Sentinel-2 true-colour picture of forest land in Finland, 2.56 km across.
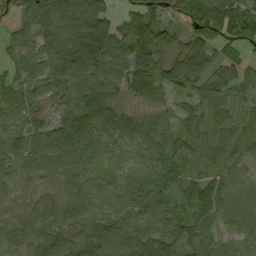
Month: September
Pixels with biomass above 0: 94%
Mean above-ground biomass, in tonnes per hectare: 54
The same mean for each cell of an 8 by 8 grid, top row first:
27 86 82 35 68 40 90 81
39 66 88 68 110 53 83 46
42 51 62 61 94 73 56 45
46 33 100 79 41 35 40 28
61 77 83 47 50 47 28 35
52 38 52 32 46 40 33 16
30 45 45 48 53 49 56 14
44 54 53 67 72 54 50 32
